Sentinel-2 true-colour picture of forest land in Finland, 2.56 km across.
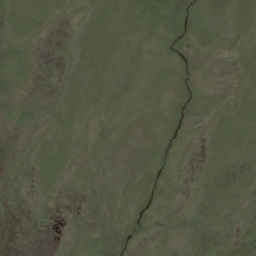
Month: August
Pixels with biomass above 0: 45%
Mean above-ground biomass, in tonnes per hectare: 6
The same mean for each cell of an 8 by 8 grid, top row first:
10 8 3 13 17 21 5 8
5 0 8 12 7 8 6 2
7 1 10 10 4 6 1 3
5 3 8 5 1 5 2 6
0 8 4 1 2 3 5 8
1 9 1 0 5 4 8 16
0 1 0 1 5 2 12 7
0 0 2 5 3 3 14 13
